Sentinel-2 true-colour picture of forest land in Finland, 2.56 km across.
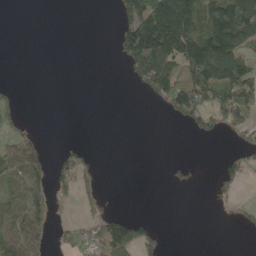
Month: May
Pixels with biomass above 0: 35%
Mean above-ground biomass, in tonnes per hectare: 47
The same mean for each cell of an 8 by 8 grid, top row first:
0 0 0 18 156 211 98 139
0 0 0 19 217 160 137 90
2 0 0 0 86 135 126 140
25 0 0 0 0 72 113 114
59 15 15 0 0 0 5 39
66 64 51 0 0 18 4 44
60 77 14 18 0 0 6 29
91 44 59 124 62 0 0 1
